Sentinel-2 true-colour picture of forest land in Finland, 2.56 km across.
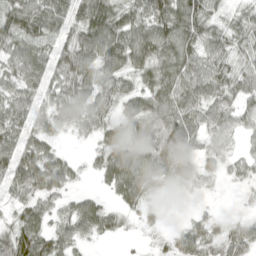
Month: April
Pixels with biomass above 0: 82%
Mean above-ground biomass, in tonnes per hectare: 45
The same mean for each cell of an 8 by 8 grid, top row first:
69 65 48 72 56 87 56 24
54 36 67 83 70 75 50 40
49 44 67 48 38 67 65 51
54 39 56 37 49 65 48 44
48 38 6 48 58 62 32 18
57 79 16 58 50 37 21 18
29 28 42 26 27 0 5 3
68 50 31 15 4 33 37 47
